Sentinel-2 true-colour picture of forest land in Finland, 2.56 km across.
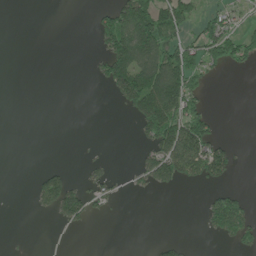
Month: June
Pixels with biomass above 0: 28%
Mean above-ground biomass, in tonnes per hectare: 41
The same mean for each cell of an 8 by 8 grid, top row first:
0 0 0 78 136 95 36 26
0 0 0 113 153 73 85 86
0 0 0 112 147 137 34 0
0 0 0 1 140 107 35 0
0 0 1 0 33 169 103 6
0 54 14 28 43 86 75 7
0 43 90 17 0 0 59 97
1 1 0 0 0 16 7 61
